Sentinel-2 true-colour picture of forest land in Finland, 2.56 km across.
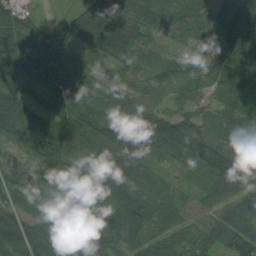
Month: August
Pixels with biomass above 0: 94%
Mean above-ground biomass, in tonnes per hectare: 76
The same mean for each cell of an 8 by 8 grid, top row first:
91 7 81 82 54 62 74 177
117 76 76 124 51 20 69 107
70 69 80 44 38 52 62 87
84 47 97 97 98 66 52 61
52 100 66 111 120 117 100 84
44 57 28 113 40 25 79 163
57 44 45 85 79 57 51 104
141 133 83 50 62 60 58 105
